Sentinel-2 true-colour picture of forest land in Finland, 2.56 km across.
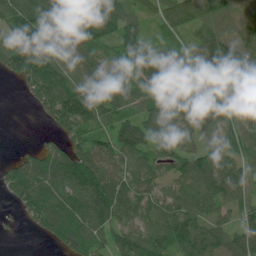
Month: June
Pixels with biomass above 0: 88%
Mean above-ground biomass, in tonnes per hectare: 91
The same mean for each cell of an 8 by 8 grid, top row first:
105 144 147 126 51 105 110 87
105 105 102 59 68 82 106 110
44 112 75 84 94 108 96 97
0 69 142 86 87 96 88 80
4 30 82 95 108 94 63 83
80 120 142 108 80 68 134 94
32 127 131 136 81 96 86 84
3 40 120 86 121 122 124 112
